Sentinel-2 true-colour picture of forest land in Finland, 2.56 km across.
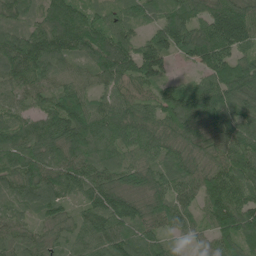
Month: June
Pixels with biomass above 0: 96%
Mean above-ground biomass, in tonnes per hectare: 93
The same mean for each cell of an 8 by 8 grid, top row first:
71 85 104 54 65 93 104 134
121 123 100 136 99 104 142 98
99 83 72 90 100 41 76 142
66 91 140 100 85 111 122 80
87 105 130 87 96 76 66 96
99 114 111 84 84 94 100 103
55 83 61 127 98 90 99 117
79 55 72 98 84 38 53 99
